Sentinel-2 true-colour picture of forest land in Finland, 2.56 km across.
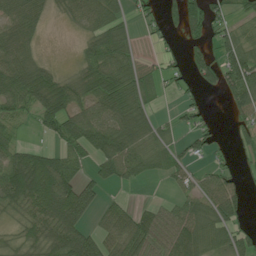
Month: July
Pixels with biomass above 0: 66%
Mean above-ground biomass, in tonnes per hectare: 55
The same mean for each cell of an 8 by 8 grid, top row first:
60 21 62 57 27 54 93 35
68 2 23 88 8 18 56 70
86 66 48 89 58 34 54 92
43 74 65 77 52 19 19 45
40 19 62 95 70 38 36 31
116 132 50 55 38 44 39 29
47 101 90 36 26 43 72 52
31 65 84 53 73 65 62 59
